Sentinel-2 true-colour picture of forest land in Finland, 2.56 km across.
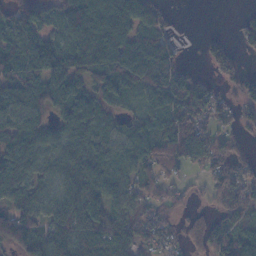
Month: November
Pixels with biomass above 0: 79%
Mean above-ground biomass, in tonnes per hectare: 74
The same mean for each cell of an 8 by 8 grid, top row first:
78 58 143 165 100 6 0 13
106 96 116 159 124 34 33 27
67 96 77 86 133 112 22 53
72 64 112 56 52 134 87 42
80 61 70 53 93 125 83 27
81 56 100 74 50 35 46 65
85 60 98 73 48 42 29 75
94 89 87 112 56 26 75 75
